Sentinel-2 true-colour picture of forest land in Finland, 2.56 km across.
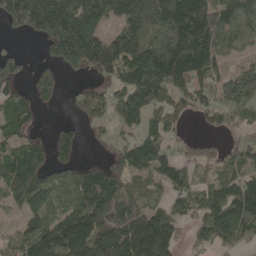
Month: May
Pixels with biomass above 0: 74%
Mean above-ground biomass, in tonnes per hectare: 118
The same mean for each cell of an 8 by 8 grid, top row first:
190 280 255 154 224 251 208 119
19 72 244 127 168 279 211 67
72 69 25 69 205 168 98 121
94 8 46 66 125 63 58 72
84 70 53 51 142 39 32 55
124 89 73 128 84 96 47 95
43 99 159 247 125 68 111 176
70 162 194 186 198 79 92 80
